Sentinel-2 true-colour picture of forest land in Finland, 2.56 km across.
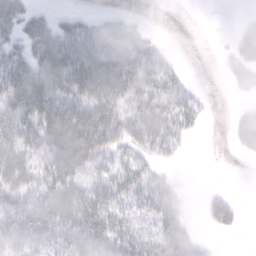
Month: February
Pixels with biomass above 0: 64%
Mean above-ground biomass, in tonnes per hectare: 36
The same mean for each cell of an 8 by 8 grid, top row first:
49 17 18 12 3 0 0 3
30 64 51 48 35 2 0 41
63 63 67 70 57 31 0 26
59 76 60 58 59 49 7 17
65 68 85 54 43 19 0 23
52 48 44 44 37 5 0 0
53 68 63 44 32 34 22 12
42 45 51 49 34 53 8 0
